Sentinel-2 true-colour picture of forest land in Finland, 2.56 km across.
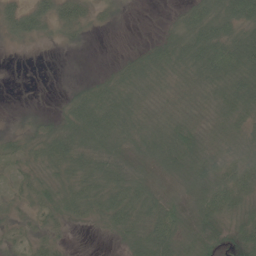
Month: June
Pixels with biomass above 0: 84%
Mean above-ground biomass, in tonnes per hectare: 42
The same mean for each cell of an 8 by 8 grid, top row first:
42 45 44 19 1 21 68 77
9 6 11 0 26 62 83 79
0 0 12 39 51 39 59 69
8 13 67 66 41 42 39 49
35 54 67 57 58 69 45 41
24 41 48 53 42 45 68 48
25 40 46 67 55 41 61 45
21 35 1 15 65 52 53 53
